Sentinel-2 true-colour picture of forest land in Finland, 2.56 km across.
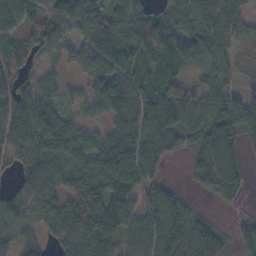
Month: November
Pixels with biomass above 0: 84%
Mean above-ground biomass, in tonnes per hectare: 70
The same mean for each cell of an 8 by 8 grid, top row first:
74 70 84 86 80 76 85 59
69 56 64 109 84 93 95 27
58 44 27 95 42 61 53 22
90 80 27 82 98 101 92 92
78 92 77 86 96 50 79 47
28 85 90 118 76 3 74 41
52 78 116 113 67 70 9 17
53 33 79 88 81 109 81 32
